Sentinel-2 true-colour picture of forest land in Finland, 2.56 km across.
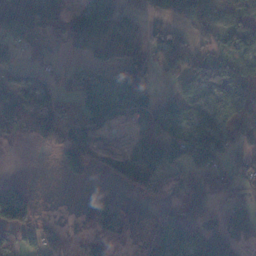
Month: November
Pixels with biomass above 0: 60%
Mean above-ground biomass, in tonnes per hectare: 50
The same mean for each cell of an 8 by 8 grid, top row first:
88 66 67 77 46 52 63 46
40 32 27 65 61 69 23 58
36 33 73 61 76 34 72 60
78 62 70 77 46 54 60 41
10 18 47 8 45 90 91 47
10 0 21 35 58 61 65 45
129 1 1 64 6 59 73 40
21 47 22 31 15 66 99 58
